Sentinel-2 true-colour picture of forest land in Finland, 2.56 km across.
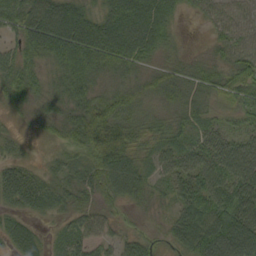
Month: September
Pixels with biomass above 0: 91%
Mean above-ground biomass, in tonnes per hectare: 49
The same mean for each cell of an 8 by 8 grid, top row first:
63 64 66 70 102 26 31 45
36 77 95 96 81 24 17 48
49 31 61 38 36 46 50 57
13 28 62 70 39 40 39 35
19 14 51 113 40 43 43 38
54 31 37 47 35 44 62 62
33 37 36 22 16 31 70 86
44 20 45 34 32 25 100 126
